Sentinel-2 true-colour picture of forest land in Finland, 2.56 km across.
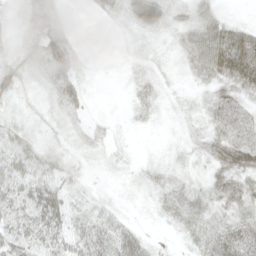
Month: May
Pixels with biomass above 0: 80%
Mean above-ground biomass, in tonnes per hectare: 24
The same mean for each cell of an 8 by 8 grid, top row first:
10 53 1 14 40 17 28 6
13 52 8 1 8 17 68 74
23 24 18 1 11 7 27 51
9 10 12 2 10 6 19 37
42 10 9 7 2 7 28 43
50 43 8 5 11 10 20 39
49 59 19 13 4 24 23 29
48 44 47 50 28 5 31 53
